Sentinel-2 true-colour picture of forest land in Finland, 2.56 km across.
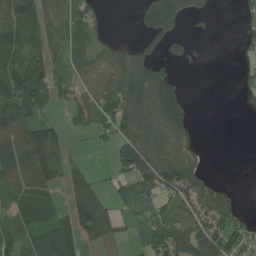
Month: July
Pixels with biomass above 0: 60%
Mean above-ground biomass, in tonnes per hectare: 84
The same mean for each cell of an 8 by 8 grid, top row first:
132 104 85 8 87 148 28 18
149 113 96 79 75 52 1 17
177 101 82 118 179 78 0 13
133 35 109 123 134 164 0 5
129 111 8 67 145 96 9 0
119 102 78 51 139 135 55 0
113 103 159 73 44 93 110 45
79 109 99 46 34 155 133 81
